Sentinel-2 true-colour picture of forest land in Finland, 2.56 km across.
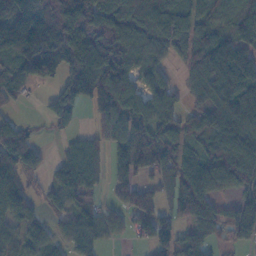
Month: November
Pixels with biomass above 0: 77%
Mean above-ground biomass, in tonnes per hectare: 87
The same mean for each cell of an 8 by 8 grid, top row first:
152 190 181 114 133 123 60 83
118 197 179 133 85 80 87 91
73 62 162 125 69 35 109 132
20 53 37 98 78 89 96 94
110 4 51 65 138 96 66 104
100 28 93 58 53 90 99 105
92 39 45 36 83 72 79 68
64 57 92 25 41 68 58 52
